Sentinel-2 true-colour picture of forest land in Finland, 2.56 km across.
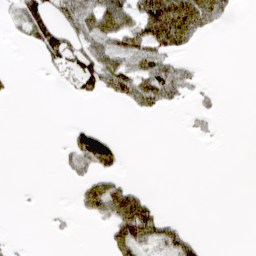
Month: March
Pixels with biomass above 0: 29%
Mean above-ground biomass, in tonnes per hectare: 26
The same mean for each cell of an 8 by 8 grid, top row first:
30 59 72 101 82 137 102 5
3 54 39 58 61 64 0 0
4 4 46 69 64 61 3 0
0 0 0 0 27 6 17 0
0 0 56 44 0 0 3 0
0 0 22 36 0 0 0 0
1 2 24 88 71 0 0 0
2 2 1 43 67 59 5 0
